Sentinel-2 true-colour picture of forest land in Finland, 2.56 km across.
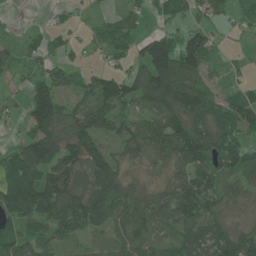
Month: June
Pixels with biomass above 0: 74%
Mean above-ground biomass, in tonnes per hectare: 68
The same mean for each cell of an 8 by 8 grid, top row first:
2 4 10 17 23 42 39 22
25 32 21 47 65 104 81 4
17 74 44 85 91 149 35 17
17 127 70 78 63 117 90 93
34 141 134 42 82 112 96 66
97 123 98 88 19 59 97 65
144 119 121 78 72 102 79 30
89 66 30 42 84 55 96 90
